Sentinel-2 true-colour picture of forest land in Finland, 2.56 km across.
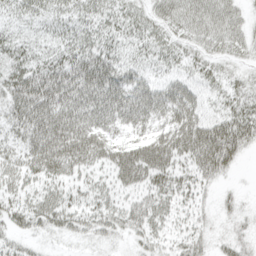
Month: April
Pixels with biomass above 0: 80%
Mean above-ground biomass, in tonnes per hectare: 37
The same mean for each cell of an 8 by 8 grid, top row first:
24 28 29 33 30 40 45 27
33 25 41 32 28 28 28 26
50 69 75 65 33 26 23 21
49 65 56 56 53 51 23 44
28 71 71 47 47 51 67 54
34 39 30 31 46 35 38 7
34 45 32 33 43 29 13 18
23 13 16 18 26 20 18 28
